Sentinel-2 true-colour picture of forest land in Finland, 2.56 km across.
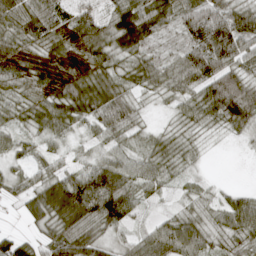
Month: April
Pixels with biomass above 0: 89%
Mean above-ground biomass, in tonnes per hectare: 54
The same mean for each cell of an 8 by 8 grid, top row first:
72 74 57 60 83 55 95 67
72 42 62 68 48 25 117 65
48 49 73 62 51 54 93 68
37 68 66 88 17 27 73 102
37 25 17 39 21 32 9 7
30 41 69 108 55 21 10 0
12 85 113 109 20 17 25 78
51 56 92 32 49 90 39 43
